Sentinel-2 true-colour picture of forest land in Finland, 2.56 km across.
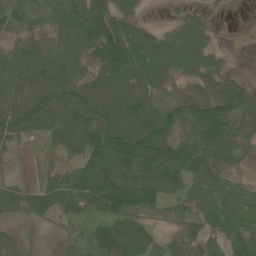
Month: June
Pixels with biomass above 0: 84%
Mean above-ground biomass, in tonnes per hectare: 67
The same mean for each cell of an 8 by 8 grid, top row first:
59 60 97 82 18 16 15 0
42 63 79 132 97 82 48 0
87 111 69 95 82 41 55 23
100 115 99 104 95 76 98 76
33 34 87 130 138 83 97 52
17 30 73 108 108 89 71 21
43 51 58 104 76 35 61 56
30 5 31 121 86 46 52 71
